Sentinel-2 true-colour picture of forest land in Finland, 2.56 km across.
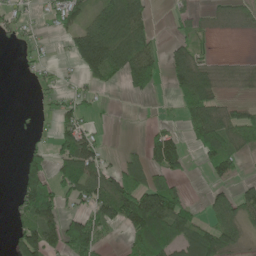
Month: June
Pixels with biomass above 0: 50%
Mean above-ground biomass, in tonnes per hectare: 55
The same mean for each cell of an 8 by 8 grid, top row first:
26 30 59 98 61 26 17 34
8 12 96 125 74 36 9 0
1 17 28 40 110 65 63 24
3 9 57 4 1 17 104 48
0 25 124 3 42 80 85 79
25 87 118 66 83 53 27 23
39 112 42 102 173 106 31 70
68 105 145 12 84 82 94 37
